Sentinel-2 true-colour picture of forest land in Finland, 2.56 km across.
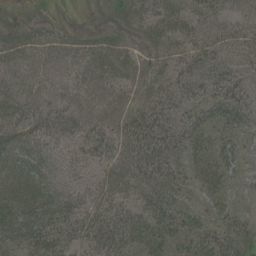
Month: July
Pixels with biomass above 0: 88%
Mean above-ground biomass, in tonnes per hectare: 32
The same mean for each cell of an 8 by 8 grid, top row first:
2 9 0 9 33 34 31 25
35 27 27 40 24 26 35 27
32 27 31 40 33 32 34 31
37 34 33 38 33 30 32 44
42 28 30 35 43 37 31 30
46 37 22 37 40 34 38 22
52 53 31 33 34 35 28 21
40 42 29 42 36 29 34 35
